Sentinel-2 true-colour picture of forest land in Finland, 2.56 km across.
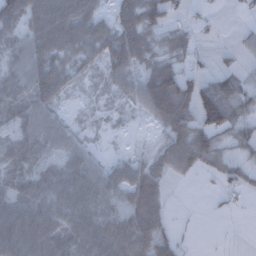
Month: December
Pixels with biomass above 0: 72%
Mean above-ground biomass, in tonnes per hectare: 49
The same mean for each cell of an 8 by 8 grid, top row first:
72 89 80 46 79 31 9 6
55 82 75 77 66 42 7 22
73 87 28 41 57 82 16 38
69 54 9 21 34 103 15 38
63 60 33 2 3 67 63 39
67 63 75 52 71 25 18 32
77 67 82 61 85 2 3 9
79 68 87 101 78 28 0 0
